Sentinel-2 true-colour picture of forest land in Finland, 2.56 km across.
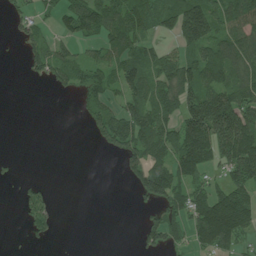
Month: July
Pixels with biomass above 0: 54%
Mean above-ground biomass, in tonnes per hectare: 71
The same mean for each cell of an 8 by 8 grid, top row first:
34 25 127 111 99 128 144 140
12 64 33 90 64 67 111 141
1 45 65 67 106 127 114 95
0 0 18 73 111 98 196 141
0 0 0 73 133 127 166 193
18 1 0 0 118 113 55 111
20 51 0 0 24 76 143 154
2 19 0 0 50 50 122 73
